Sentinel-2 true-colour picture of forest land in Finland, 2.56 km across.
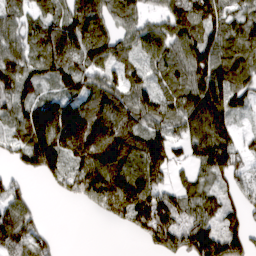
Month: March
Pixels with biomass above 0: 82%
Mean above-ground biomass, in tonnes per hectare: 96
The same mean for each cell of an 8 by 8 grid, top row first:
66 72 120 86 50 107 153 66
96 113 115 110 87 105 128 103
130 72 98 75 64 92 143 95
87 134 123 97 106 106 177 52
73 217 172 168 137 69 153 56
43 83 128 128 134 40 79 59
101 2 17 101 141 113 81 69
108 41 0 0 58 112 138 111
